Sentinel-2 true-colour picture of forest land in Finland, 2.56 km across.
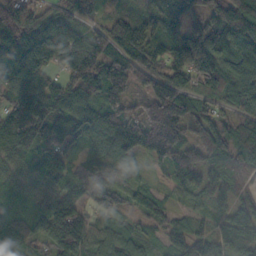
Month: October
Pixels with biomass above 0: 94%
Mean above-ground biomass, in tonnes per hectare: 99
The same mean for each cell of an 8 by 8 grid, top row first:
134 75 74 80 63 91 115 169
207 165 86 99 136 111 172 113
136 87 119 156 115 136 132 108
139 133 96 94 81 164 74 84
125 130 62 127 119 117 123 117
51 89 92 85 25 88 68 43
36 86 73 70 59 36 32 52
111 88 132 75 43 63 84 67
